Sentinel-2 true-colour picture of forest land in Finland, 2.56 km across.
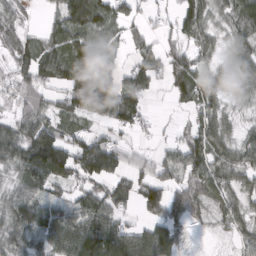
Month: March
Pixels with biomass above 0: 78%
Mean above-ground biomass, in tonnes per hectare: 67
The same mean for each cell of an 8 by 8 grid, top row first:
43 26 110 83 29 67 75 90
62 68 77 32 42 60 54 45
60 63 86 83 73 78 67 68
43 60 85 106 50 12 70 33
113 141 73 61 12 39 100 59
53 107 79 78 52 53 98 66
91 73 76 77 75 78 48 62
80 75 115 82 98 46 6 43
